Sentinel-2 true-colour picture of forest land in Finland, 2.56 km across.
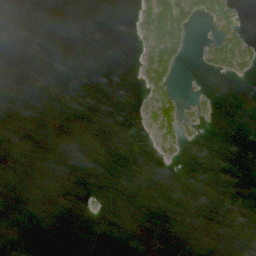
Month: June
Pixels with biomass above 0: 11%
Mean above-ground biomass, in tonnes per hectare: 11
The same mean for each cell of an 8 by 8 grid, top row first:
0 0 0 0 40 115 55 28
0 0 0 0 37 68 42 82
0 0 0 0 42 29 5 17
0 0 0 0 23 66 19 0
0 0 0 0 2 41 1 0
0 0 0 0 0 0 0 0
0 0 1 0 0 0 0 0
0 0 0 0 0 0 0 0
